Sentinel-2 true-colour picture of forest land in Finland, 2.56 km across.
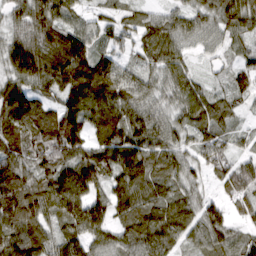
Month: March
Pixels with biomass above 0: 93%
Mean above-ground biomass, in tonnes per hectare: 82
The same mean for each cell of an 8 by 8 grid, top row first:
58 95 44 37 44 54 64 100
86 113 118 50 67 74 35 46
77 103 129 123 61 73 24 58
118 73 122 119 85 58 84 34
108 152 99 113 99 63 71 30
105 92 114 89 107 70 43 90
126 94 99 92 97 93 62 40
117 83 88 69 106 77 83 66
